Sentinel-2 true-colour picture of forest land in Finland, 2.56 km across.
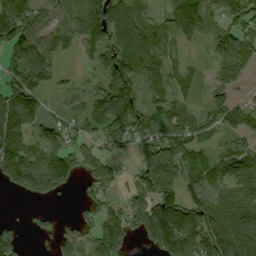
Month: September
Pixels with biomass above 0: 78%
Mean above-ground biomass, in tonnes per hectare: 94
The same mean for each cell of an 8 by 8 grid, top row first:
165 79 80 136 76 99 82 81
121 103 65 121 120 43 38 131
101 75 19 151 91 60 34 68
153 54 48 134 115 93 65 78
126 122 84 68 118 144 46 49
121 166 77 72 122 110 76 91
1 16 32 81 146 159 156 125
66 20 60 116 70 196 161 139
